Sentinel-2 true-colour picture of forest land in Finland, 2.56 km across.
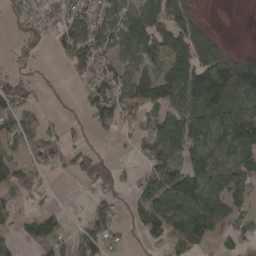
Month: April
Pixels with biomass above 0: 65%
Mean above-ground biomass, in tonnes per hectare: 64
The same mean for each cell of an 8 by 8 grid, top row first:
30 54 77 78 90 73 7 0
26 28 120 79 104 110 87 6
45 5 41 78 69 114 147 132
62 15 15 89 67 63 125 107
49 78 23 9 59 98 103 112
53 21 48 43 47 109 105 80
29 19 2 49 81 115 140 61
30 75 52 49 38 62 44 57
